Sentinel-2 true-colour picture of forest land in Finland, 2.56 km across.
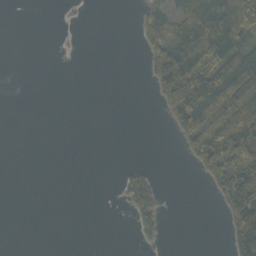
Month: October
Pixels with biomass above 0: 28%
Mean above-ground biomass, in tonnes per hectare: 41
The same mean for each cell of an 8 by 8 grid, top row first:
0 0 1 0 42 53 115 218
0 0 0 0 35 93 115 82
0 0 0 0 13 194 149 149
0 0 0 0 0 113 194 161
0 0 0 0 0 16 178 156
0 0 0 1 29 0 58 132
0 0 0 1 65 0 1 132
0 0 0 0 13 0 0 96
